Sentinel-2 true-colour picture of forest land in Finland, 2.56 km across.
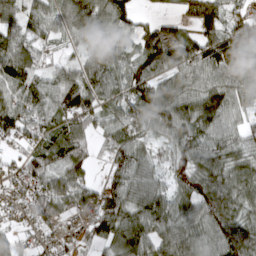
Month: April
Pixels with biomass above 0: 87%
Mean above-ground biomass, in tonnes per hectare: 80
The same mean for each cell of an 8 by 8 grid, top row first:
88 69 130 107 24 46 79 59
106 34 36 83 101 82 99 140
123 63 77 63 115 88 75 92
110 77 95 53 100 109 122 61
42 91 67 61 52 70 71 68
74 113 82 57 71 44 84 83
65 100 82 105 93 68 83 77
58 42 45 90 118 87 70 102
